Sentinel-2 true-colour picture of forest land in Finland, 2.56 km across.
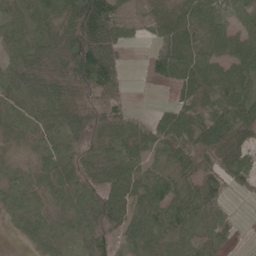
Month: May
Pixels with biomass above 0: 85%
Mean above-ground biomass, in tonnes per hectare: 64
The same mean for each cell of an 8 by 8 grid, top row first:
60 75 134 82 29 53 76 41
56 103 134 83 14 102 66 63
70 122 129 75 13 67 87 73
43 80 103 91 14 52 71 80
31 49 73 80 53 77 80 58
35 64 85 58 58 58 66 55
41 37 63 101 69 77 62 3
11 38 40 66 67 76 42 8
